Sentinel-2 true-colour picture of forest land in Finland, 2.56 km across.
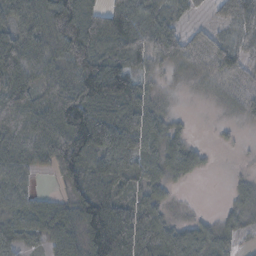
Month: November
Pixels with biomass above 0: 82%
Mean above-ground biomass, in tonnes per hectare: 62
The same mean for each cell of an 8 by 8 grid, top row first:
63 92 119 86 61 30 13 72
101 64 112 83 74 66 42 56
92 71 106 117 45 15 24 39
95 93 134 74 64 17 1 28
72 103 113 31 62 51 8 6
59 20 86 86 58 44 8 15
55 63 78 92 64 18 3 40
52 51 73 172 91 79 65 27
